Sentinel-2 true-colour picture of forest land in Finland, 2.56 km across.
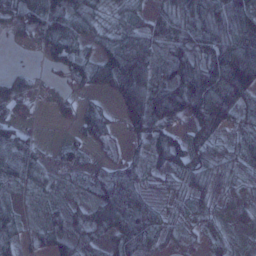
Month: January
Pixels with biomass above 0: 80%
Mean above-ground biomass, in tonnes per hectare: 50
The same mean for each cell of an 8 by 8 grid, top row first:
58 112 66 20 28 56 65 77
16 67 65 46 49 54 67 95
58 16 49 99 93 74 100 121
53 12 42 22 99 89 119 66
70 8 35 24 36 63 69 44
34 25 20 51 28 41 46 36
22 19 29 82 45 18 18 12
40 40 41 38 43 10 21 9
